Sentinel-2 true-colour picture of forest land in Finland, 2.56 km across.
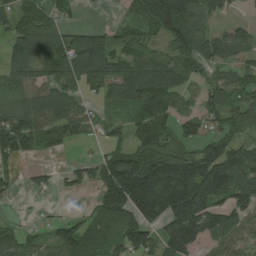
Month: August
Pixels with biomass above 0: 76%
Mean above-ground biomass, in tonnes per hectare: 86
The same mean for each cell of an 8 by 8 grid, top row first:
74 68 13 6 82 153 90 20
94 123 128 109 67 65 89 67
103 101 128 115 111 78 54 62
103 133 62 27 96 69 66 68
114 71 26 44 96 79 82 77
31 25 46 139 162 181 163 119
5 6 9 128 151 164 127 95
75 48 118 85 102 149 79 90
